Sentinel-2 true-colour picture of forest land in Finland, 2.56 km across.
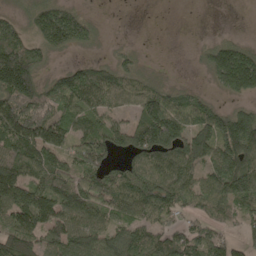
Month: April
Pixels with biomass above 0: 76%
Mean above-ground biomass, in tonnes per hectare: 96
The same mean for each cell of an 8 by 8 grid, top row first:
29 129 66 0 0 0 0 0
176 95 49 12 4 0 45 76
267 48 104 78 43 8 30 159
153 94 97 61 136 130 85 64
133 163 100 90 149 126 141 172
136 136 134 91 103 131 101 184
175 152 134 106 128 102 103 86
160 105 101 105 95 97 98 38
